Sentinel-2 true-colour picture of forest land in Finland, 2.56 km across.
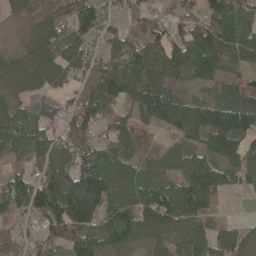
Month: May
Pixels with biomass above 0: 85%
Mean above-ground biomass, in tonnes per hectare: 83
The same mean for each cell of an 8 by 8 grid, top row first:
36 72 112 49 84 64 92 89
29 92 92 76 98 96 144 124
54 66 66 101 92 44 57 44
86 55 108 42 71 99 98 131
82 92 71 80 29 39 89 92
65 100 120 78 74 71 123 66
80 148 161 98 113 113 83 2
61 70 133 101 69 71 89 70
